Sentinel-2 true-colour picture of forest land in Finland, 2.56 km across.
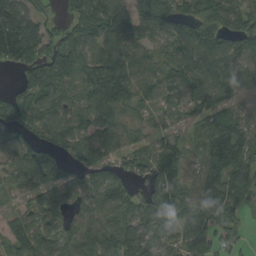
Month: August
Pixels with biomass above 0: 86%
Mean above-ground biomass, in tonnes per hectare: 80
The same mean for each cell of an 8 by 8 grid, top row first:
99 35 67 86 91 73 85 81
160 91 71 108 69 67 109 79
22 103 80 160 76 86 95 69
76 88 75 108 37 48 69 50
61 57 73 97 45 67 86 85
55 96 79 71 50 91 116 111
31 92 52 87 69 87 147 65
85 87 87 81 80 51 101 41
